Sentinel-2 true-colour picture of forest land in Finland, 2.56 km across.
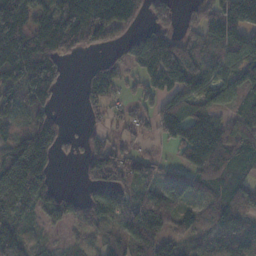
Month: November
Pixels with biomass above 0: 78%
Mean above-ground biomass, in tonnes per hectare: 89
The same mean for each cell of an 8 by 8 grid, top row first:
176 93 169 151 54 62 67 196
186 116 70 39 100 52 69 111
126 157 27 74 80 67 93 112
90 67 20 23 43 120 98 68
128 154 49 62 27 90 191 93
193 80 25 116 96 54 95 57
121 88 74 110 107 85 59 73
67 16 30 71 123 67 44 82
